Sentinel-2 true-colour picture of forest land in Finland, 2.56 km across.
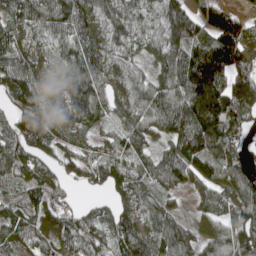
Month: May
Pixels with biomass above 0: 89%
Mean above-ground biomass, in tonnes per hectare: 101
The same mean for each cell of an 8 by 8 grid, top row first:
81 112 124 93 75 102 102 63
92 55 103 80 55 108 139 139
126 87 128 86 66 143 244 148
80 103 134 73 97 152 267 137
101 80 60 55 81 109 156 77
77 86 71 105 73 115 116 88
93 108 50 74 77 46 71 103
80 77 97 101 113 107 94 123
